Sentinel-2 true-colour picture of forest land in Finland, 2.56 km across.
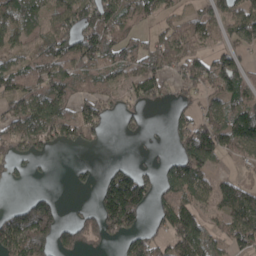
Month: April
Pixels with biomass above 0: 65%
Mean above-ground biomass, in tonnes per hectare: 82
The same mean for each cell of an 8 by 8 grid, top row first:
94 63 114 100 63 49 61 92
63 79 117 78 67 110 64 63
91 111 95 58 117 67 94 99
97 136 82 39 37 29 61 106
88 71 51 1 9 68 182 112
32 6 19 72 63 135 79 34
64 110 21 192 100 142 52 121
180 128 93 47 81 116 76 90
